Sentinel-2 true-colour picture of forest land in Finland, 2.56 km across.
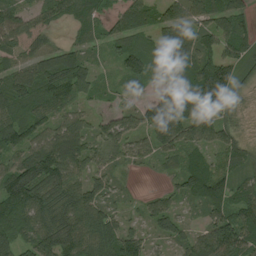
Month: August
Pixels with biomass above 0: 90%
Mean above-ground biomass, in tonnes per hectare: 92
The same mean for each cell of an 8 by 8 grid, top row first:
74 56 72 68 101 105 97 98
68 61 64 55 80 183 108 97
105 130 116 26 51 96 199 66
88 84 54 54 81 203 193 40
90 120 109 99 66 114 93 75
134 153 78 51 7 55 120 54
121 127 131 49 38 50 69 87
69 150 131 101 65 62 107 122
